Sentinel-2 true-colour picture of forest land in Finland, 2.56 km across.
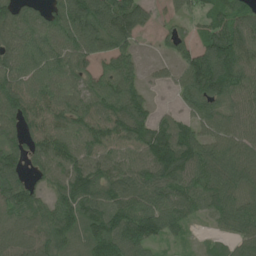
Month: June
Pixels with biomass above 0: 88%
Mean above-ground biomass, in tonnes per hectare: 103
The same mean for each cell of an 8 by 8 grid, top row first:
96 81 169 145 83 43 65 83
92 96 108 107 14 72 129 149
105 97 85 111 46 60 210 127
121 114 106 126 83 52 96 95
81 137 125 124 152 184 94 114
87 93 123 113 114 133 106 118
104 86 118 126 125 108 77 104
80 113 67 147 112 40 22 89
